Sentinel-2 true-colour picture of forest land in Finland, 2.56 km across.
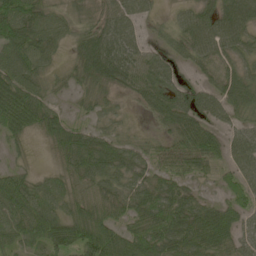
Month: May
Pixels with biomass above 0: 88%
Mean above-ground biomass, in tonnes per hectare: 53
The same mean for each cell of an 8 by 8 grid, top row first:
75 51 30 59 37 25 55 79
65 50 46 88 43 43 63 49
70 30 34 60 67 48 31 59
107 52 14 25 25 79 59 45
19 22 60 47 25 61 68 56
41 27 52 56 41 57 28 54
59 55 51 53 68 82 43 49
45 64 67 85 91 87 84 56
